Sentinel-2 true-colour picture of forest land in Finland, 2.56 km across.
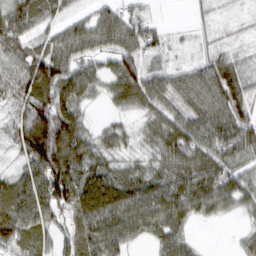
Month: March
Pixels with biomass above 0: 85%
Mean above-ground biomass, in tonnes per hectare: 66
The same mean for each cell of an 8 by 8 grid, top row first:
72 56 33 60 31 0 18 10
54 53 78 73 79 17 29 19
56 113 95 61 110 76 100 81
42 124 52 19 47 69 83 86
54 161 97 39 27 91 89 101
57 132 88 73 57 71 82 68
101 94 85 99 88 83 57 35
71 46 80 84 35 65 1 15
